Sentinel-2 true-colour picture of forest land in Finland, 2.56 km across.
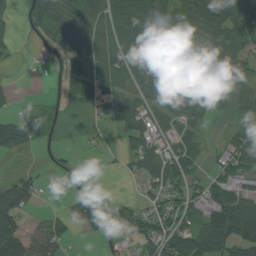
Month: August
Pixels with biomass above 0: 67%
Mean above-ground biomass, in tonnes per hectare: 58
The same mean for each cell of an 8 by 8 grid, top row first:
25 116 93 88 90 73 96 88
17 44 74 73 95 89 36 58
9 17 69 75 76 82 30 51
26 15 10 57 73 67 47 26
86 10 5 5 81 63 14 66
41 12 16 3 63 83 31 85
125 10 68 54 52 59 75 121
112 82 12 40 71 81 113 90
